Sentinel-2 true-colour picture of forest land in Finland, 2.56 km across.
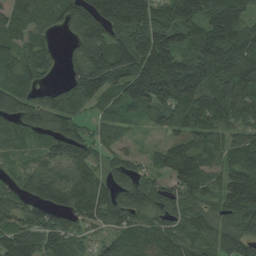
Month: August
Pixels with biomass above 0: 90%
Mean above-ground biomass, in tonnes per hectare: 102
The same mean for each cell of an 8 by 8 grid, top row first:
89 92 124 146 137 101 115 116
75 59 100 142 174 127 135 125
105 30 134 125 191 199 137 143
92 110 70 63 84 108 113 95
55 60 87 52 16 67 87 104
46 113 104 62 49 130 85 141
75 121 117 110 88 78 63 151
130 96 49 79 128 114 76 119
